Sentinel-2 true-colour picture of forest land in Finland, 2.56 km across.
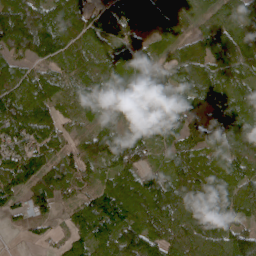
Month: April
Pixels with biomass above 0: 92%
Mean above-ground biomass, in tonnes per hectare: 91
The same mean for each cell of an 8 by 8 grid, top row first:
166 117 142 125 86 46 50 73
108 140 85 77 74 69 89 91
102 91 74 79 86 92 110 74
129 90 62 62 92 100 96 104
83 96 67 129 107 69 97 122
128 118 67 90 98 89 95 90
35 24 79 141 134 103 90 101
3 21 71 100 130 81 78 113
